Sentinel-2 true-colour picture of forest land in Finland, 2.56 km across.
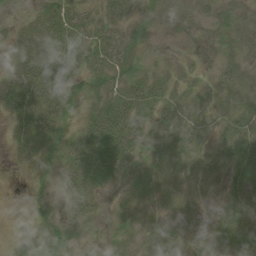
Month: August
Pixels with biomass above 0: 73%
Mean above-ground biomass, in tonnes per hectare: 18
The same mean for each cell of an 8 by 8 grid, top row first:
7 38 26 26 10 0 6 8
25 31 34 26 11 2 5 14
31 41 15 26 22 13 10 20
27 44 9 36 30 12 8 19
19 38 24 50 18 12 10 22
1 8 35 29 10 6 18 17
1 11 21 4 6 7 9 23
7 19 5 10 10 11 13 25
